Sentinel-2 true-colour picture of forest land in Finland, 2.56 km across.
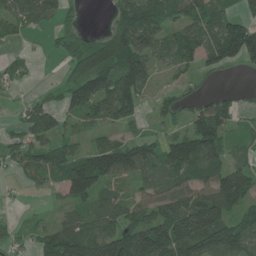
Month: June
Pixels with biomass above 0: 68%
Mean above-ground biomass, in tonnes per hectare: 76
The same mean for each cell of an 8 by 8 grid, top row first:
72 52 10 32 110 68 88 51
12 12 67 144 101 85 103 159
29 3 119 133 97 22 10 1
15 81 81 110 34 42 95 33
47 77 32 72 85 98 147 29
18 60 168 102 59 79 90 122
6 12 53 71 79 103 155 77
22 93 144 126 156 169 150 113
